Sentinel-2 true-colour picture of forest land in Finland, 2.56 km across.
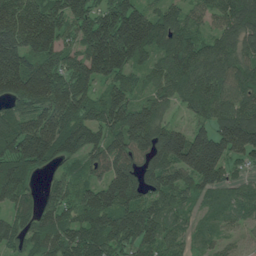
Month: June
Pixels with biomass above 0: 93%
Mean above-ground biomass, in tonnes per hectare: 121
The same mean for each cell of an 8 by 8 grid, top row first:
189 160 122 155 138 103 76 150
159 145 108 237 154 148 92 98
201 185 137 96 63 132 114 94
91 139 134 149 126 49 116 130
148 163 116 120 138 190 202 190
150 41 53 144 120 116 146 36
87 85 103 154 122 86 40 59
84 119 123 154 111 65 44 26
